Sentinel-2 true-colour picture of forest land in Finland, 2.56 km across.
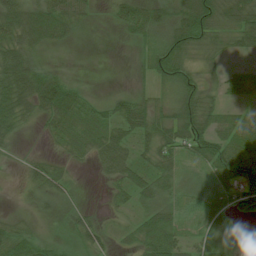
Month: July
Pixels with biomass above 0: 74%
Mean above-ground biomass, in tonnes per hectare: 38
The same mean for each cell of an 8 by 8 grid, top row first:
67 77 32 21 66 50 72 63
64 27 2 0 28 68 36 29
91 63 6 0 15 58 22 35
60 59 39 30 55 53 45 31
22 11 23 47 36 58 62 71
6 44 5 33 49 36 24 81
10 18 26 20 38 23 37 53
55 18 28 17 45 39 48 10
